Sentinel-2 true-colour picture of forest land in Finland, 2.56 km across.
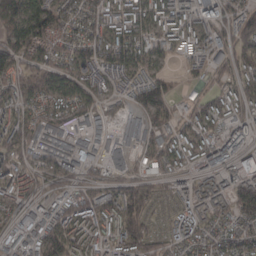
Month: March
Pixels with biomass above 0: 88%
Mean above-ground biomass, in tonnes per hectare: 99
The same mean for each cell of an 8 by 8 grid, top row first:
127 130 80 97 115 123 105 108
132 116 102 129 110 68 103 129
117 119 95 78 118 34 57 99
86 101 100 51 142 80 133 72
133 91 63 54 83 109 107 127
110 73 81 64 79 66 79 124
76 79 146 134 145 47 80 127
67 144 114 89 145 65 92 91
